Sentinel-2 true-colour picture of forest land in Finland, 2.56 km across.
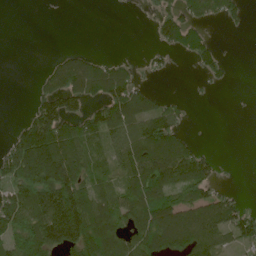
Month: June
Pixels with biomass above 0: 54%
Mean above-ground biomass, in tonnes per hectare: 69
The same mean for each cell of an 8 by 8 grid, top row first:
0 0 0 1 6 78 66 40
0 0 12 0 6 56 60 0
0 52 139 115 17 2 30 1
0 117 69 101 91 48 0 0
83 175 85 63 136 99 5 0
100 193 104 57 152 116 75 1
118 164 159 101 123 117 103 55
102 159 157 110 97 117 106 61
